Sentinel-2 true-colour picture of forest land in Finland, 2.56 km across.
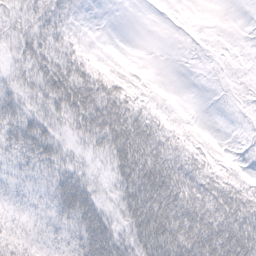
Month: February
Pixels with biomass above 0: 76%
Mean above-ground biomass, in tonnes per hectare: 30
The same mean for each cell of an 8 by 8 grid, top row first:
23 30 9 0 0 0 0 0
21 37 19 1 0 2 4 2
20 48 54 31 4 0 6 7
36 33 58 60 30 7 0 8
41 41 17 45 68 32 13 6
25 30 29 22 71 61 42 19
23 28 63 19 61 66 63 64
31 29 44 51 58 71 66 79
